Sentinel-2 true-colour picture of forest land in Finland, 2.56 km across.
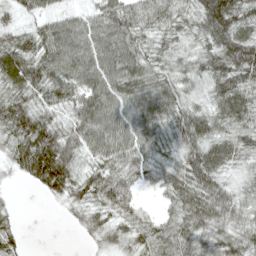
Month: April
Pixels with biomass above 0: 90%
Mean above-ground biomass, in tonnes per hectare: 58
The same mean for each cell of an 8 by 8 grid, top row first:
33 51 44 70 65 53 94 74
71 81 87 91 48 39 59 92
79 74 86 84 71 55 57 70
79 46 70 80 75 60 52 67
59 90 64 90 66 44 70 50
22 98 48 48 38 55 78 27
11 4 35 47 24 52 86 58
40 0 9 38 40 59 59 62
